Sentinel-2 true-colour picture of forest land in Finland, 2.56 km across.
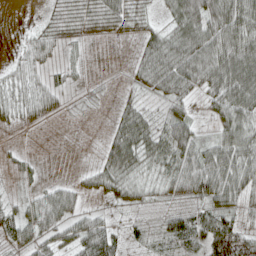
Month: April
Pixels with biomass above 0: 71%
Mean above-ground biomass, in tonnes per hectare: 42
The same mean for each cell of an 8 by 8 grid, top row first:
0 24 75 78 36 57 95 79
11 44 21 5 44 78 85 87
33 34 12 4 51 89 71 90
28 29 10 15 37 42 25 75
0 0 0 0 48 79 39 70
0 1 0 7 20 59 93 63
30 73 33 22 26 29 52 40
52 48 66 63 22 51 65 78
